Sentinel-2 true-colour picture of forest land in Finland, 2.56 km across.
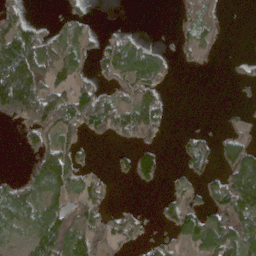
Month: April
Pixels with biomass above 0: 52%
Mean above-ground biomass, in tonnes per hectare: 59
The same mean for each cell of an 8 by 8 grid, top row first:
61 4 38 0 0 13 42 0
148 92 65 63 52 31 29 1
233 94 52 49 97 7 0 27
100 130 105 63 91 4 0 14
11 80 45 19 43 18 46 94
21 141 68 24 67 21 49 158
96 91 66 23 11 65 70 133
34 110 90 43 33 62 115 98
